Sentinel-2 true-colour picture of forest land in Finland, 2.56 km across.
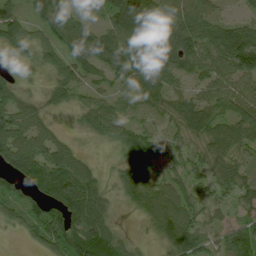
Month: July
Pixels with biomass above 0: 80%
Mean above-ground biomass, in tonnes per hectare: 65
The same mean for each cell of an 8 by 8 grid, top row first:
50 64 29 61 75 61 60 27
42 59 78 87 86 89 82 119
31 27 57 53 83 56 77 79
89 31 42 67 49 62 71 69
108 84 16 34 66 35 67 70
77 117 113 22 80 54 53 51
67 100 114 30 73 107 44 42
6 87 111 74 13 102 57 89
